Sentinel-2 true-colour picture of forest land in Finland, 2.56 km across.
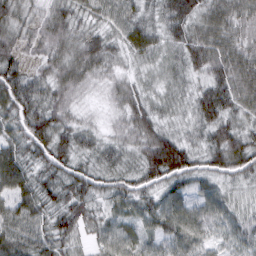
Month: March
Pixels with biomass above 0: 99%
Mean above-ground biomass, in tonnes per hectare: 46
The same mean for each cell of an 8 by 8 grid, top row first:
57 51 42 49 37 70 43 45
60 56 55 36 38 42 57 46
70 51 54 35 23 32 29 42
63 61 28 28 33 25 31 39
55 59 45 35 40 21 37 46
77 43 46 34 46 52 41 41
65 48 58 35 45 61 50 32
67 54 31 51 39 54 38 44
